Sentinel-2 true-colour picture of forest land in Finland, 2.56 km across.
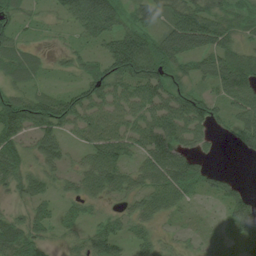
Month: August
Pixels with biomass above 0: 80%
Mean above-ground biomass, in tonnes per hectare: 49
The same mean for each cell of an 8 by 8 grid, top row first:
40 15 75 88 35 53 71 46
43 10 22 65 87 91 67 39
38 14 28 69 72 48 43 67
97 83 55 50 41 68 67 57
65 71 26 77 52 73 22 29
59 37 50 75 57 110 48 8
21 27 24 17 46 33 6 78
83 33 22 51 24 10 13 56
